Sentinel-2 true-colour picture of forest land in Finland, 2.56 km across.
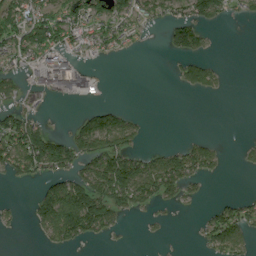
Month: August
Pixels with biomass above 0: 43%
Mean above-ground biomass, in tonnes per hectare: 52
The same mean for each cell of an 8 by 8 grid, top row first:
100 96 87 82 67 62 85 31
90 116 62 39 6 68 22 0
39 91 73 0 0 22 59 0
59 6 19 64 5 0 0 0
106 123 91 97 18 17 36 13
50 73 83 166 126 105 42 2
11 112 173 94 37 16 18 55
1 32 54 11 7 1 46 60
